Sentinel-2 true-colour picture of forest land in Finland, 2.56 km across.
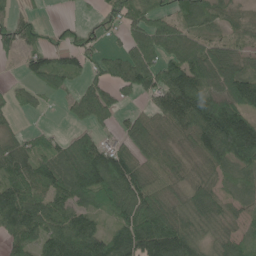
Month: June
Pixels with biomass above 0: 78%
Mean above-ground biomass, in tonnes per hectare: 86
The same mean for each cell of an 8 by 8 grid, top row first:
43 5 5 36 88 70 88 33
63 50 55 26 124 125 79 43
18 73 35 92 116 141 106 131
32 10 96 80 49 135 155 130
61 66 104 48 102 45 124 209
104 111 160 174 78 54 57 63
157 92 83 89 107 67 78 41
88 117 162 105 142 152 48 62
